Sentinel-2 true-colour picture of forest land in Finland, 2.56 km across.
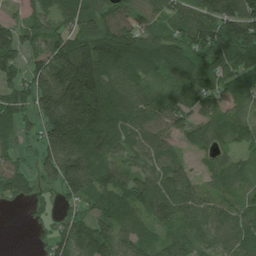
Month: July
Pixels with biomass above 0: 88%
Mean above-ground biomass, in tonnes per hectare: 119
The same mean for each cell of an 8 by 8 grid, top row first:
33 89 135 113 78 92 152 216
130 120 217 211 162 147 144 178
91 191 299 136 95 101 103 113
93 192 295 184 92 96 106 72
47 140 255 157 101 59 83 75
100 80 223 122 96 129 51 68
21 35 58 121 130 153 104 91
0 53 109 114 86 106 84 109
